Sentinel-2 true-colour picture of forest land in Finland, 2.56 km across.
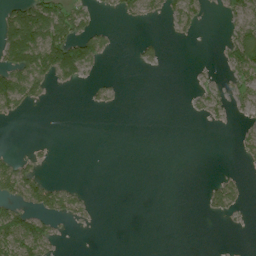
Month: July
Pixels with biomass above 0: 27%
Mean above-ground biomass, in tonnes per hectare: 22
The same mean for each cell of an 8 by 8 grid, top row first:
77 98 41 9 26 39 10 41
115 106 86 14 17 1 0 86
81 49 26 6 0 0 10 40
28 1 0 5 0 0 28 15
0 4 0 0 0 0 0 21
63 9 0 0 0 0 3 12
35 40 21 0 0 0 24 22
73 42 0 0 0 0 0 1
